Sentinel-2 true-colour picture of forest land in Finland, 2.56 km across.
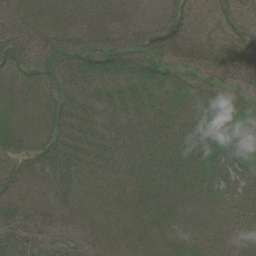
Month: June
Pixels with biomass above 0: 94%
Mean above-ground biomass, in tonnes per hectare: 40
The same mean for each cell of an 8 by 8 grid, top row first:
33 24 27 24 11 53 28 42
54 44 59 61 69 52 44 50
33 45 74 57 61 38 32 48
26 37 52 44 43 38 34 39
34 43 53 50 50 60 51 45
36 37 33 29 44 46 42 44
38 27 19 18 44 38 34 42
27 24 25 17 21 29 44 45
